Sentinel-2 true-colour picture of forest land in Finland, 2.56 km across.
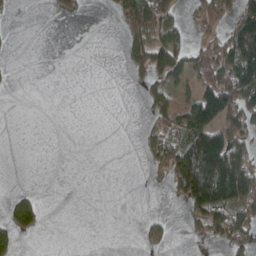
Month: April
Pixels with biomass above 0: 33%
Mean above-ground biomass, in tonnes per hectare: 48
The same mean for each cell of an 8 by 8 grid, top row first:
4 4 19 20 143 63 70 89
3 0 0 0 117 126 74 192
3 0 0 0 44 76 92 166
0 0 0 0 16 80 139 139
0 0 0 0 30 91 166 93
0 0 0 0 4 110 174 138
87 7 0 0 0 5 162 122
45 0 0 0 22 6 32 76
